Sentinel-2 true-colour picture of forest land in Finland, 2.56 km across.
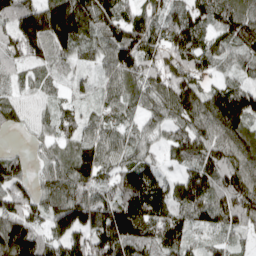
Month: April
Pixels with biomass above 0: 92%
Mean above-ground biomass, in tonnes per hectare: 102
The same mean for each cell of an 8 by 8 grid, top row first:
116 181 155 115 90 71 93 138
102 120 74 123 122 111 94 86
50 56 32 76 98 134 64 54
94 69 56 65 73 114 137 142
10 64 112 92 64 90 115 135
97 82 138 83 123 55 125 134
121 96 157 144 149 96 111 122
209 100 107 179 122 117 36 29
